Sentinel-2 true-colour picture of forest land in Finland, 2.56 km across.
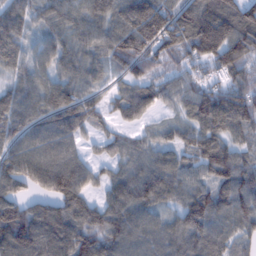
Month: February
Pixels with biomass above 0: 92%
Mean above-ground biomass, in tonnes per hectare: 95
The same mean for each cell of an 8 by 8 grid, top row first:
88 72 82 94 173 117 149 132
71 73 75 103 125 112 161 142
60 74 75 44 89 60 64 76
78 109 121 55 80 50 144 141
77 100 53 52 56 65 94 60
118 150 103 60 101 83 76 128
111 82 95 94 98 67 114 107
161 124 127 98 92 86 100 61
